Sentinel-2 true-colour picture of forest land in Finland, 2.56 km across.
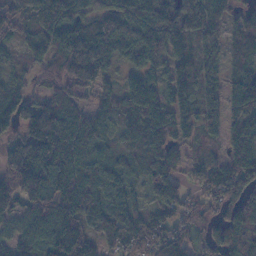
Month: November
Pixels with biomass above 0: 91%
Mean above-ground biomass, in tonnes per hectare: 114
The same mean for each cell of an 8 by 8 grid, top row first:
122 177 96 124 146 159 153 63
59 118 163 125 147 122 72 74
61 69 166 61 116 116 78 128
141 131 81 100 130 104 90 124
87 215 176 86 90 76 48 113
166 157 167 117 80 90 95 119
102 156 179 130 76 104 68 126
106 163 156 88 116 88 59 93
